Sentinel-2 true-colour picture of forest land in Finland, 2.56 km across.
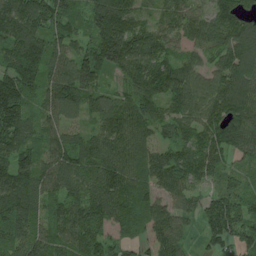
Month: July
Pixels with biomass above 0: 94%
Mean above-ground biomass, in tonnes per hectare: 107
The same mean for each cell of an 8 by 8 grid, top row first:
132 132 61 190 60 88 83 108
137 138 76 184 123 60 97 153
176 109 141 41 123 120 87 151
160 68 81 114 96 85 108 148
132 69 76 123 80 84 121 111
138 97 118 149 90 97 86 77
134 73 135 150 96 70 89 133
110 89 114 66 59 75 64 84
